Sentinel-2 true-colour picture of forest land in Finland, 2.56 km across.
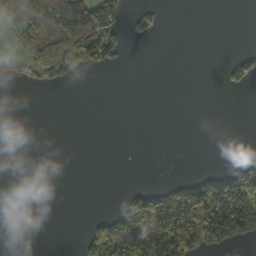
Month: October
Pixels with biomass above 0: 25%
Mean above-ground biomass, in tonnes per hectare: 51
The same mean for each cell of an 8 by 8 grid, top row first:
74 117 96 96 40 0 0 0
20 73 136 90 0 0 0 6
11 44 11 0 0 0 0 49
0 0 0 0 0 0 0 0
0 0 0 0 0 0 0 0
0 0 0 0 0 13 57 109
0 0 0 11 208 280 288 289
0 0 25 281 281 302 165 83
